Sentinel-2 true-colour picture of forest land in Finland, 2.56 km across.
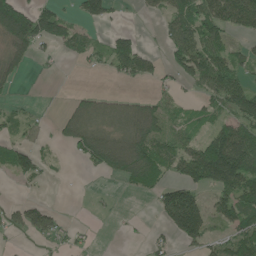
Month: June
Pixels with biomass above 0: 51%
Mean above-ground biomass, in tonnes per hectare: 57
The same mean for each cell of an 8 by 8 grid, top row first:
148 84 43 33 17 88 103 141
69 29 51 64 34 93 96 30
29 3 1 14 44 35 101 67
16 4 50 43 63 34 38 89
48 23 76 84 118 69 106 170
43 17 3 43 113 45 143 146
27 38 0 4 0 172 71 100
6 24 14 0 10 47 58 104
